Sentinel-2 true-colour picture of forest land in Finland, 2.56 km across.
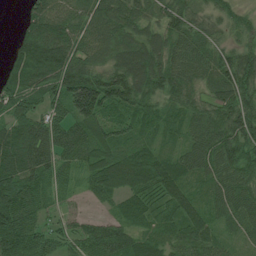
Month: July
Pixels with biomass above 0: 93%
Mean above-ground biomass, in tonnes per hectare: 79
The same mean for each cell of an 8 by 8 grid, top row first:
7 109 64 91 66 75 47 38
64 153 78 73 97 79 66 53
68 96 135 109 105 90 62 88
91 70 98 66 66 51 71 93
134 124 92 80 58 38 91 92
131 81 49 117 111 87 64 80
141 49 15 34 69 87 62 76
120 65 66 104 65 62 72 35
